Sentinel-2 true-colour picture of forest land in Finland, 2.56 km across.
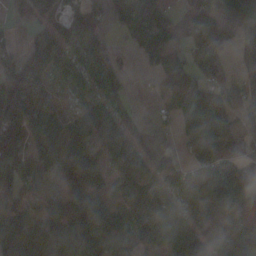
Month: November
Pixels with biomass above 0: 79%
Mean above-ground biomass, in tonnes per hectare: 80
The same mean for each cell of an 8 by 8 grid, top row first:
23 45 61 69 184 60 79 93
32 103 82 61 81 46 110 27
105 55 48 71 7 66 85 31
161 85 36 75 15 77 140 61
99 76 94 110 56 12 114 31
87 48 145 91 94 70 89 63
105 63 137 110 69 62 65 52
163 119 125 112 86 104 115 71
